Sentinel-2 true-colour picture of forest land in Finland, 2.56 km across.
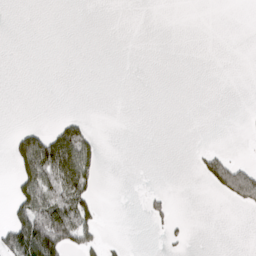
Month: March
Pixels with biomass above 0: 15%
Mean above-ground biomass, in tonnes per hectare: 22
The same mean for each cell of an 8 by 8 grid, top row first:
0 0 0 0 0 0 0 0
0 0 0 0 0 0 0 0
0 0 0 0 0 0 0 0
0 0 2 0 0 0 0 1
44 101 111 0 0 0 3 0
32 100 116 0 0 0 58 136
41 120 87 0 11 7 0 24
120 174 74 5 0 11 0 0
